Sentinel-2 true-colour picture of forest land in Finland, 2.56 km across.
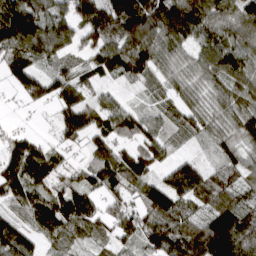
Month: March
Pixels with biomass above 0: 88%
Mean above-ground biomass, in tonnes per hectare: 94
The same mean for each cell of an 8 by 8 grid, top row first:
188 108 111 158 181 153 120 106
113 107 61 108 138 88 107 98
70 80 58 39 47 62 83 91
9 18 108 81 45 51 66 95
93 49 46 79 93 26 30 79
158 118 59 111 105 112 92 78
72 145 143 68 99 109 82 100
108 65 59 59 95 156 168 194
